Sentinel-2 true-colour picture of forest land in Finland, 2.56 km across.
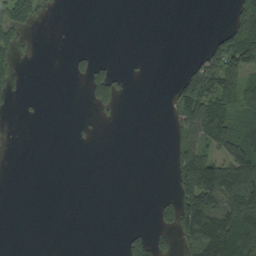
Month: September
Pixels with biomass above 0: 28%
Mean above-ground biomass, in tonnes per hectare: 37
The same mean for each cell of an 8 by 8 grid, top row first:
80 9 0 0 0 0 0 95
57 0 6 0 0 0 47 146
38 0 15 77 1 35 121 78
6 1 2 17 0 57 139 74
0 0 3 0 0 41 55 80
0 0 0 0 0 65 163 133
0 0 0 0 0 82 147 131
0 0 0 0 52 44 166 132
